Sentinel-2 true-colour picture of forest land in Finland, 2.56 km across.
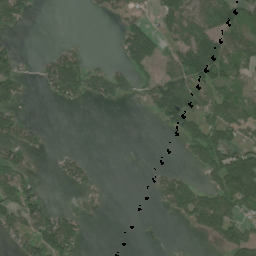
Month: July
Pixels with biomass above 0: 42%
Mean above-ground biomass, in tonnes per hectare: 56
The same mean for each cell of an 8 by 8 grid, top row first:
83 0 1 28 38 87 100 97
26 9 19 8 134 63 122 84
77 69 119 80 39 102 90 54
48 0 4 1 11 114 93 99
69 9 1 0 0 10 146 82
78 2 50 0 2 57 56 228
109 45 22 1 0 79 158 89
54 138 52 0 1 1 25 106
